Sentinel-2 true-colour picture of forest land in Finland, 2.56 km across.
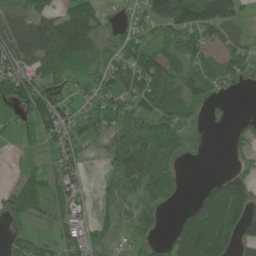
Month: June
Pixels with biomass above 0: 69%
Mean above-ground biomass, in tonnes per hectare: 51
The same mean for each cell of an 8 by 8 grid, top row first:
55 64 90 20 47 123 113 51
84 105 92 44 54 75 64 44
78 56 35 61 76 55 60 39
24 85 33 63 39 56 15 3
7 37 38 35 62 48 5 22
10 39 28 31 86 38 5 37
42 31 31 30 44 14 100 77
25 23 53 32 33 65 157 69
